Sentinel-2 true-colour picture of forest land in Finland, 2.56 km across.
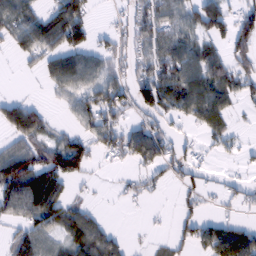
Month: February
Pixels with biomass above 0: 58%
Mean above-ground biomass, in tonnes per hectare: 50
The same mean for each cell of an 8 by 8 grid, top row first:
65 56 77 12 60 56 91 57
39 65 66 41 53 75 55 71
1 36 83 62 67 88 88 62
74 27 61 67 42 46 95 15
45 54 56 56 97 27 19 14
111 98 43 3 30 26 16 12
69 91 38 2 5 18 10 19
46 49 71 54 3 25 70 100
